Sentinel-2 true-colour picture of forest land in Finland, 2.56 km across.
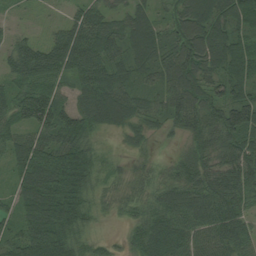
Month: August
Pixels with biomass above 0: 93%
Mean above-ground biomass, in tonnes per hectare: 72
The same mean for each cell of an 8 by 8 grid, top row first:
15 16 61 54 61 63 105 110
44 62 98 78 93 80 110 95
59 81 69 92 46 88 74 95
85 118 78 99 68 74 73 115
64 84 85 13 28 18 67 85
49 120 112 32 33 56 74 88
44 116 79 29 50 91 95 70
65 117 55 17 81 86 73 81
